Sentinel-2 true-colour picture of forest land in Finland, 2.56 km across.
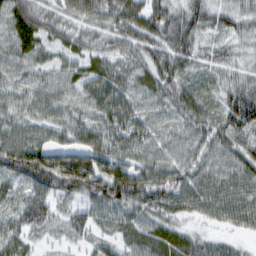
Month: February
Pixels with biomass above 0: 94%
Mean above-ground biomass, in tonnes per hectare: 57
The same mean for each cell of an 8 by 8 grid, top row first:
71 56 59 67 77 62 63 53
53 45 53 50 63 87 36 30
44 44 54 63 49 71 38 48
49 51 45 74 46 61 63 104
64 62 73 60 49 43 67 56
60 95 109 96 68 67 58 62
46 45 37 56 60 58 56 65
48 18 27 39 54 55 35 17
